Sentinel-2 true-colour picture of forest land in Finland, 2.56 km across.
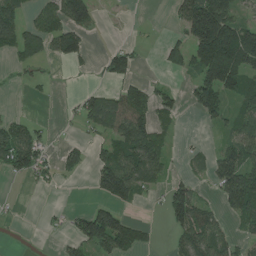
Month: July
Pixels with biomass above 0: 48%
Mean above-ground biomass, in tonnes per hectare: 63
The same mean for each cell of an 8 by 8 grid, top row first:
61 75 113 1 0 41 237 66
69 60 81 28 5 68 240 199
10 16 4 50 32 10 120 96
7 0 50 124 87 46 76 64
108 28 27 74 118 13 12 87
46 33 22 153 95 23 49 166
3 6 14 83 7 109 49 96
2 3 82 135 48 46 104 37
